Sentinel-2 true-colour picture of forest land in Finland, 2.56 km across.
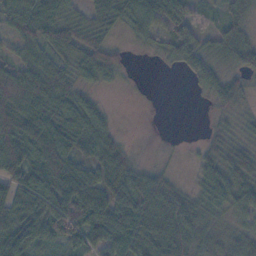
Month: November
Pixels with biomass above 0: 81%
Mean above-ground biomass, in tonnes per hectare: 51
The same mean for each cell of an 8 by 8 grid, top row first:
58 67 41 65 61 66 26 43
33 58 65 35 16 72 39 66
80 67 41 20 1 2 46 33
92 70 70 11 0 0 11 26
114 99 57 44 1 2 26 35
80 92 62 58 47 14 51 72
82 76 78 76 76 70 53 47
74 54 54 72 61 64 42 42
